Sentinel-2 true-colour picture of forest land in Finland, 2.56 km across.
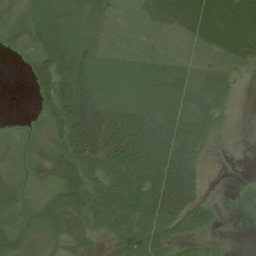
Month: July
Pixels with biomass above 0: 80%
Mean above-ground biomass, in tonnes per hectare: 38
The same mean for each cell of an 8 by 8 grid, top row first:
15 38 30 27 26 68 73 63
17 48 46 13 7 6 29 49
0 64 96 15 14 25 25 9
0 34 148 61 50 33 30 0
9 19 96 109 93 83 17 0
12 19 46 46 53 102 8 2
14 30 41 47 52 102 39 12
33 17 22 24 50 31 13 0
